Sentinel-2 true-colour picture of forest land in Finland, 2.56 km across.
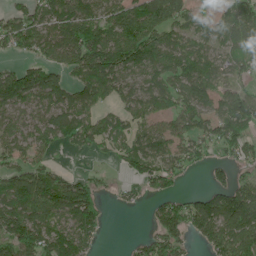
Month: June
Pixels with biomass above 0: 75%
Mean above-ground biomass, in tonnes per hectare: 81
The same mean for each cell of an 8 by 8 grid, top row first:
56 88 131 94 119 90 32 132
52 74 134 122 109 73 69 100
95 84 72 112 77 74 81 53
63 78 88 46 73 83 74 137
66 57 57 53 64 72 79 87
91 92 33 10 64 51 25 33
114 112 158 11 20 77 121 167
140 119 116 1 37 78 91 141
